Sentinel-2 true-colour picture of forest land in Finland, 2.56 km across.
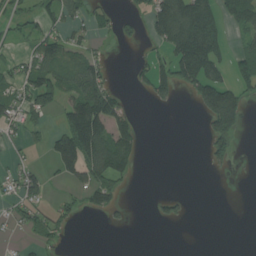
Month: July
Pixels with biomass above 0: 38%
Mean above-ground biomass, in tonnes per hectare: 54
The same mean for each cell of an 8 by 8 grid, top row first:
36 51 38 23 37 205 139 108
18 81 45 6 15 131 189 32
54 104 96 23 34 122 146 75
63 64 185 141 0 4 125 118
15 40 207 127 18 0 55 18
35 35 58 96 0 0 4 1
31 35 31 49 0 29 0 0
6 37 0 0 0 0 0 0
